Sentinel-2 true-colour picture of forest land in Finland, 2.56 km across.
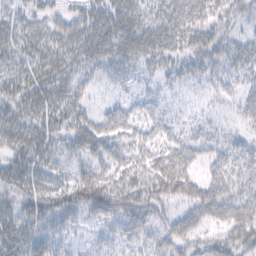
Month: February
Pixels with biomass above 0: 77%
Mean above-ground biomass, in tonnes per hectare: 33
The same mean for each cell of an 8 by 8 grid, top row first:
19 24 30 35 30 44 32 23
24 35 38 37 38 34 41 27
29 32 24 19 15 19 24 25
25 32 35 34 29 12 11 29
27 27 48 40 39 36 28 25
32 23 38 44 45 68 31 35
29 42 36 44 47 28 52 57
45 29 13 23 28 40 30 51
